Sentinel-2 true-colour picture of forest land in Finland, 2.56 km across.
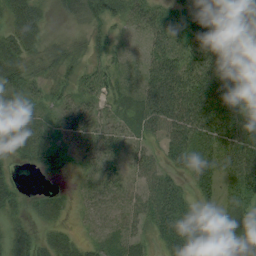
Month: August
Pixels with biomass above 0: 85%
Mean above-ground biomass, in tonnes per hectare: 41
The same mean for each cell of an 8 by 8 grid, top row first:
46 22 33 40 56 42 26 4
52 26 18 42 26 52 63 5
52 28 32 46 43 83 75 33
36 29 51 28 61 84 69 57
35 42 30 32 31 64 54 73
18 19 18 29 44 38 59 79
33 34 17 22 49 91 23 50
43 30 22 27 27 76 43 16
